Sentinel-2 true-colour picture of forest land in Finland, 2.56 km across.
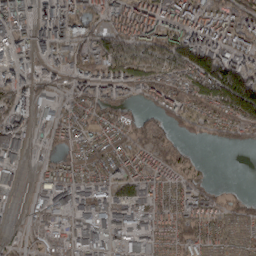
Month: March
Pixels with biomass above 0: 80%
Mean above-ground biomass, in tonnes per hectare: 60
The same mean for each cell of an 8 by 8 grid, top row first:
121 70 106 75 103 82 82 85
60 85 91 103 95 105 100 74
67 44 69 87 91 76 145 140
79 15 75 56 34 64 69 137
32 27 69 73 67 34 13 24
9 35 57 64 75 53 9 0
7 35 30 33 40 61 62 26
14 20 29 23 19 47 49 26
